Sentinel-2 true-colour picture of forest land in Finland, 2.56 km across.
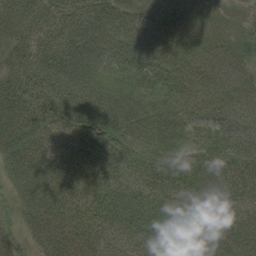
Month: August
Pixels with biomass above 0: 97%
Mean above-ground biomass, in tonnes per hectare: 56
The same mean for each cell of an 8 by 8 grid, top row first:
63 58 58 68 68 62 45 27
44 57 62 62 72 68 51 37
53 69 59 40 48 74 73 52
67 63 73 65 53 64 48 62
52 56 63 67 61 57 57 63
39 70 59 52 54 56 55 51
21 63 53 72 66 59 46 41
19 51 59 47 54 67 50 55
